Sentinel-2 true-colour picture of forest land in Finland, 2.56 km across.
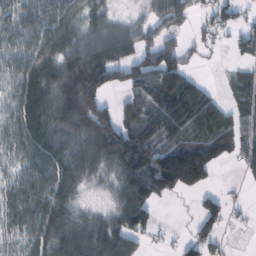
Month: February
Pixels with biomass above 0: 76%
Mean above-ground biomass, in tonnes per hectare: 79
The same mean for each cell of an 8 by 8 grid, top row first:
57 81 76 41 31 63 47 47
59 84 108 105 68 56 30 54
72 118 177 105 89 104 12 39
76 119 178 82 100 135 90 47
66 102 97 184 168 95 98 64
52 90 73 63 180 166 65 16
74 92 41 48 110 1 45 12
44 86 119 116 44 14 54 0
